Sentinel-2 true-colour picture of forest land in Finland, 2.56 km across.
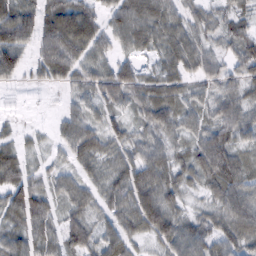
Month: February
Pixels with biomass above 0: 91%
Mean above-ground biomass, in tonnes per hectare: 53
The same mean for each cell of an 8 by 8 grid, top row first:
72 64 65 44 67 49 37 44
78 69 62 37 36 53 36 58
38 39 45 50 37 46 47 48
27 15 44 41 49 64 45 57
34 23 75 48 54 41 71 49
55 39 41 52 70 51 64 60
74 55 48 53 100 50 39 79
55 54 76 59 37 81 64 62
